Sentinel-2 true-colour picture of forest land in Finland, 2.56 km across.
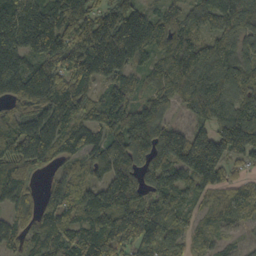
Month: October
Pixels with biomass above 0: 93%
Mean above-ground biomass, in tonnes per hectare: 121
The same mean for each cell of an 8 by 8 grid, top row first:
189 160 122 155 138 103 76 150
159 145 108 237 154 148 92 98
201 185 137 96 63 132 114 94
91 139 134 149 126 49 116 130
148 163 116 120 138 190 202 190
150 41 53 144 120 116 146 36
87 85 103 154 122 86 40 59
84 119 123 154 111 65 44 26
